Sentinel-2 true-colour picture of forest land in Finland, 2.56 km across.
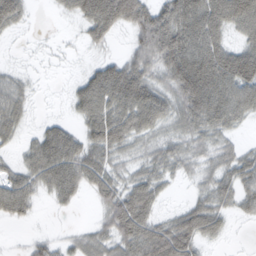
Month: February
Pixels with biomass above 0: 76%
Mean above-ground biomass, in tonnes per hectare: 52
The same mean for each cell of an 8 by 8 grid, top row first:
65 3 57 98 81 93 91 83
5 6 13 15 67 109 97 57
34 4 35 91 79 90 120 105
53 6 46 80 99 56 104 68
23 76 56 68 31 38 37 19
46 72 71 50 39 24 34 60
62 8 10 59 47 19 49 31
4 22 31 52 76 81 24 2
